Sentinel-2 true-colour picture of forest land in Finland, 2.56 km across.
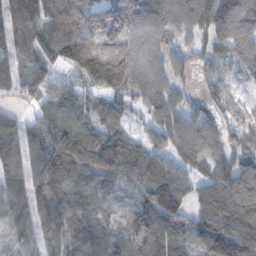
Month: November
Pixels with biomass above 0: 90%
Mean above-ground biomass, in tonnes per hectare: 95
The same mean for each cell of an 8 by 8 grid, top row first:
120 106 125 128 125 120 117 140
112 83 132 96 113 71 62 127
84 65 48 114 99 66 46 44
33 63 77 69 58 99 66 43
109 90 133 101 81 101 125 47
94 125 99 84 91 96 89 125
66 110 95 69 112 112 117 161
48 79 82 81 126 116 116 151
